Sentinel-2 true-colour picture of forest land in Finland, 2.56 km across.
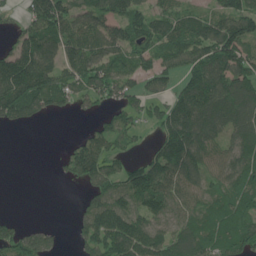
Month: June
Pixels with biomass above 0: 73%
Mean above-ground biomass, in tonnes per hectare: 99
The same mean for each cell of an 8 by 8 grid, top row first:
31 194 108 102 92 100 79 155
87 126 146 100 98 115 133 145
194 143 124 134 68 65 148 141
138 64 30 62 74 144 143 141
0 2 69 85 25 188 101 85
0 1 86 97 152 140 75 97
0 0 36 132 109 87 85 106
108 59 57 171 169 129 127 128
